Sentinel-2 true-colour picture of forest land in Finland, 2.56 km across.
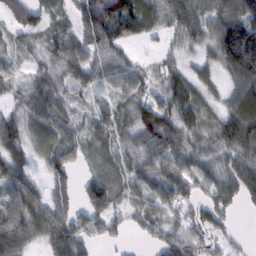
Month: February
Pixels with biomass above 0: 87%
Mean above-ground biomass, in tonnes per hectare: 60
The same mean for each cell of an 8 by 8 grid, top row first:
46 46 62 112 97 79 76 129
36 47 60 70 12 29 49 179
34 55 55 47 39 69 39 78
39 69 36 60 78 82 39 89
61 43 48 39 72 67 42 81
83 46 35 47 56 70 67 73
78 85 59 66 49 56 59 22
75 66 80 35 22 70 53 13
